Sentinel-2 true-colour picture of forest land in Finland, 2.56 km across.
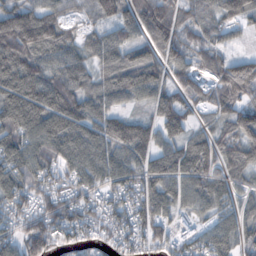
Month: October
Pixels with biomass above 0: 88%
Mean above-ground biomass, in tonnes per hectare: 87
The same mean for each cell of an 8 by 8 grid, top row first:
126 97 45 38 105 91 67 87
74 117 62 89 62 93 73 16
150 119 84 82 86 63 70 152
148 149 111 77 44 104 47 94
115 114 109 94 97 79 92 91
110 82 92 94 101 108 101 60
81 86 84 67 76 73 67 64
85 116 58 54 81 78 82 75
